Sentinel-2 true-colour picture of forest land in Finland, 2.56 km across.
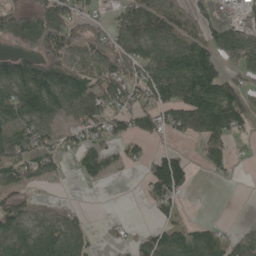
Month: May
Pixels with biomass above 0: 64%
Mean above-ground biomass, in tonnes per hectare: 77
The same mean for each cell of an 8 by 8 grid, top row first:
105 116 74 55 117 78 47 31
42 86 64 106 110 121 105 79
153 170 116 120 113 163 141 49
134 98 89 104 110 102 152 105
109 80 73 68 50 15 80 14
82 60 30 29 49 158 16 5
75 23 14 0 10 40 0 0
102 113 75 22 54 93 97 61
